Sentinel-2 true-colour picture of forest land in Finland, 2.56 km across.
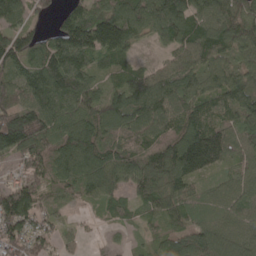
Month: May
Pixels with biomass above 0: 91%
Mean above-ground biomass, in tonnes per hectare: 97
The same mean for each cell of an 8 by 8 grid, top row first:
84 36 97 125 123 133 102 119
125 99 149 118 19 77 96 95
101 153 112 52 103 94 79 96
135 123 107 113 130 98 97 92
164 108 159 89 92 146 195 84
59 90 127 118 127 136 74 67
150 42 21 51 55 78 64 79
106 68 30 9 27 87 128 91
